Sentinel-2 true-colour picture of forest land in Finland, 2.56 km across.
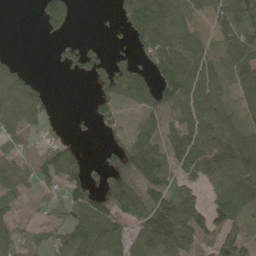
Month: May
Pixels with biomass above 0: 68%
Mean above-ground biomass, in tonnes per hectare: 67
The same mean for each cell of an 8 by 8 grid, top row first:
0 91 6 12 159 93 44 92
2 4 47 14 68 106 49 92
68 5 14 69 59 153 87 97
92 35 6 44 54 81 91 48
52 35 17 25 92 100 111 103
71 59 62 56 125 79 80 112
31 27 90 90 105 111 90 93
65 43 93 85 67 117 45 66
